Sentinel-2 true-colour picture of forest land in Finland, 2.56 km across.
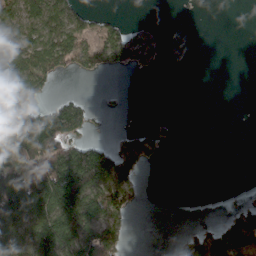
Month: March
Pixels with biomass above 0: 42%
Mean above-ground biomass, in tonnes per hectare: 52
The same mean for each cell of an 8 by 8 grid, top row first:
85 102 47 13 0 1 0 0
92 101 72 100 77 0 0 0
100 49 8 0 1 0 0 0
123 60 49 5 0 0 0 0
117 106 57 36 85 6 0 0
124 131 147 141 23 0 0 0
149 127 159 91 8 0 0 35
93 153 135 87 0 13 110 128
